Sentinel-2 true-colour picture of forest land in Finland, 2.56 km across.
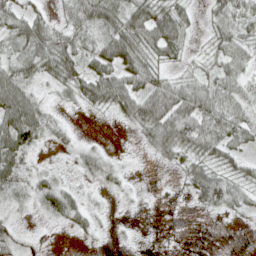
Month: April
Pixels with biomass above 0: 75%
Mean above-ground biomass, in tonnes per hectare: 33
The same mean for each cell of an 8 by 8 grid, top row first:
38 19 44 58 57 44 22 52
41 57 44 62 52 39 18 42
59 32 51 63 50 26 31 34
78 28 9 28 65 74 55 34
72 14 12 2 17 68 58 33
50 19 15 28 2 12 61 35
16 38 30 4 3 5 30 23
27 1 5 4 3 5 0 0
